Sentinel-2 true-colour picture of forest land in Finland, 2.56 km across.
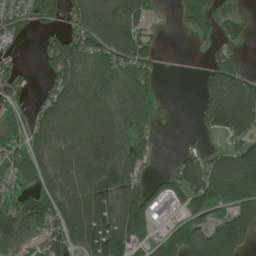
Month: June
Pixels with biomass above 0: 71%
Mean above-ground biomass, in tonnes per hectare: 105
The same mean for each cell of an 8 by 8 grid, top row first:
65 76 111 176 101 27 100 69
24 72 130 158 86 1 27 37
64 44 156 134 91 0 56 125
71 136 181 164 143 5 100 251
93 152 116 186 86 3 16 100
88 130 122 205 65 76 139 172
97 141 185 195 149 45 100 120
101 89 158 232 67 107 97 132
